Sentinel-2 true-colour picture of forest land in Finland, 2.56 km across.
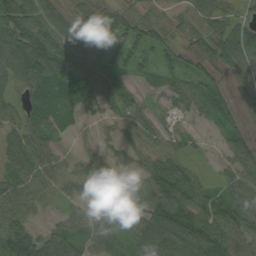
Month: August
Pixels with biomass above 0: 88%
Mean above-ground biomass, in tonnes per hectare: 57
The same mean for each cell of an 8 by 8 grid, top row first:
103 69 42 62 43 57 60 39
112 113 102 82 52 33 62 90
66 89 85 60 27 48 48 40
43 54 35 31 34 25 40 34
54 42 10 24 40 31 11 49
50 50 44 47 65 91 17 68
51 22 32 58 79 89 66 67
110 57 48 43 83 90 101 66
